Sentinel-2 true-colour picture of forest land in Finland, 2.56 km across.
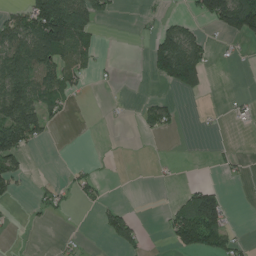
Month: July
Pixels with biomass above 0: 30%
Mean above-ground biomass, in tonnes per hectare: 43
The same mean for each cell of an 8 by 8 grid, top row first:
40 179 126 23 9 17 84 182
106 137 83 1 18 170 52 7
134 89 35 4 7 141 39 0
146 55 0 2 32 23 3 15
132 14 0 0 0 0 2 2
54 2 25 1 0 5 1 11
4 28 8 26 0 34 168 0
2 2 14 32 20 59 108 24
